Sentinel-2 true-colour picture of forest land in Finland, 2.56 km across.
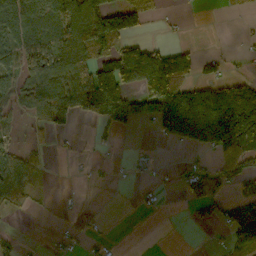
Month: October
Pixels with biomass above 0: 46%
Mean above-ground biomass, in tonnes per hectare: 59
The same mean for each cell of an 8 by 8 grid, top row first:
92 57 110 110 39 5 0 2
72 91 100 66 103 40 1 4
56 97 132 156 117 120 58 43
28 90 85 117 95 208 222 230
19 16 6 13 2 44 129 151
100 9 2 5 8 19 60 73
33 4 3 0 12 2 54 68
29 9 15 8 0 0 3 110
